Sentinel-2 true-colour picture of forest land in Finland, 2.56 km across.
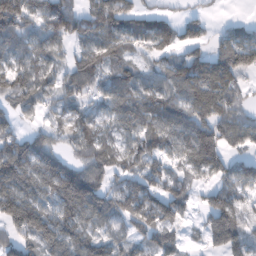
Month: February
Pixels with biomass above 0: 81%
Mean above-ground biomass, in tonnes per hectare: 93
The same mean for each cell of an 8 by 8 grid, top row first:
139 125 110 124 80 43 24 12
89 89 59 78 60 64 57 134
110 67 108 71 66 87 131 68
79 49 69 78 128 101 111 77
115 102 81 65 101 93 173 63
168 158 186 75 101 60 69 92
164 94 161 102 108 99 69 78
91 133 102 67 66 71 69 117
